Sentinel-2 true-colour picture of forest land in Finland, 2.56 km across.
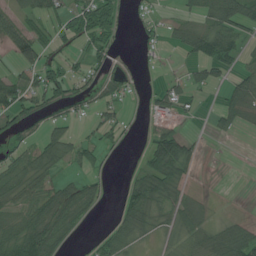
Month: July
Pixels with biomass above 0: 54%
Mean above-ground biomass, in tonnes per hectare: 41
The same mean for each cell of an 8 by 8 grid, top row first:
56 50 61 54 20 23 55 89
67 46 27 39 19 27 75 45
53 79 40 41 8 23 43 44
64 39 21 33 13 39 11 60
32 64 46 21 19 97 4 1
52 42 31 11 57 65 0 3
38 55 53 9 74 45 18 5
64 91 8 46 26 35 53 81
